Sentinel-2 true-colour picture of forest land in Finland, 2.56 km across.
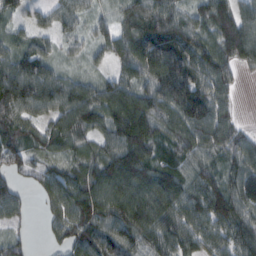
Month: February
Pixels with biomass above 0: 89%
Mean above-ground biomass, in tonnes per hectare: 87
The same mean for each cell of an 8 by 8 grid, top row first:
37 44 60 40 103 74 104 101
58 46 35 73 126 104 77 110
136 108 52 62 94 163 95 28
93 71 101 95 112 125 121 22
86 73 72 95 133 86 101 77
58 59 82 129 111 86 90 94
55 37 111 108 151 100 139 100
48 23 93 96 102 102 93 95
